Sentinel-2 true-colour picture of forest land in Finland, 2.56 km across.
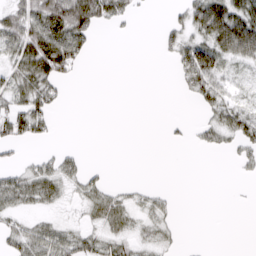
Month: March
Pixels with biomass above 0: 45%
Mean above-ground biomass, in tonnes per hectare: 26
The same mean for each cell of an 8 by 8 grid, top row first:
42 81 84 46 2 12 106 76
56 96 44 0 0 38 61 83
48 56 4 0 0 9 59 10
48 34 0 0 0 0 23 36
27 7 2 0 0 4 19 33
29 41 26 1 0 0 0 5
30 16 10 41 17 8 0 0
37 55 39 30 16 7 0 0
